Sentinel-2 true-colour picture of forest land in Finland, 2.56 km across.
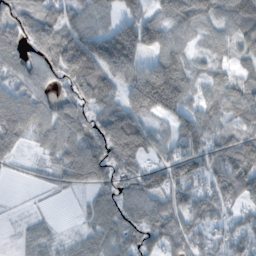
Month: November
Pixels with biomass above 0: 80%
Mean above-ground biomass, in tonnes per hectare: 78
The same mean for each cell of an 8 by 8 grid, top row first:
99 92 63 56 70 87 71 98
92 132 106 131 103 69 42 57
72 82 137 103 160 132 57 50
106 73 84 101 110 94 71 79
59 44 99 141 117 78 96 104
6 23 67 81 91 102 85 117
1 3 13 87 92 82 82 46
11 39 28 65 67 75 53 66
